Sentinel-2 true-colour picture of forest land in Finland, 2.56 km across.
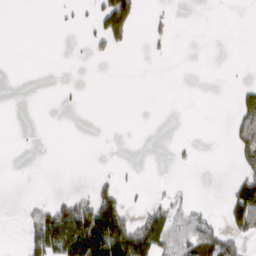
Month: March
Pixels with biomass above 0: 19%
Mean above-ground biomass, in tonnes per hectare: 25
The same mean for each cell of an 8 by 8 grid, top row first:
0 0 8 137 13 5 0 0
0 0 3 29 5 2 0 0
0 0 1 0 0 0 0 4
0 0 2 0 0 0 0 57
1 0 0 0 0 5 0 68
0 0 0 11 0 0 0 49
1 50 79 100 23 39 12 110
0 131 134 162 114 95 100 43
